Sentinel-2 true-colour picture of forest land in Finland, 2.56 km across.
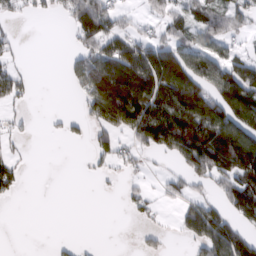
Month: February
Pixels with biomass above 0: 47%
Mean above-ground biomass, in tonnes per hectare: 60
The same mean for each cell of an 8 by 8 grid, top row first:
17 16 82 56 18 52 70 45
17 0 47 91 95 101 76 21
49 0 71 163 171 163 105 133
15 5 21 148 139 165 139 163
13 0 9 52 80 148 158 168
46 0 2 13 16 27 74 122
1 0 0 0 28 21 58 96
0 3 5 0 21 7 100 91
